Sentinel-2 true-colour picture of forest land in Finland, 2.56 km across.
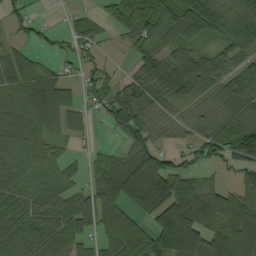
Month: September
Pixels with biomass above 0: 77%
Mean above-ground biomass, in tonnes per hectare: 62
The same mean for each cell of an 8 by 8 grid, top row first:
40 4 25 36 97 94 80 51
34 25 42 6 52 57 28 63
82 64 36 36 62 70 64 85
81 89 33 61 51 19 19 72
71 42 8 13 66 17 69 140
56 47 28 86 82 74 18 46
76 70 62 72 77 101 82 104
94 108 48 70 84 156 87 140
